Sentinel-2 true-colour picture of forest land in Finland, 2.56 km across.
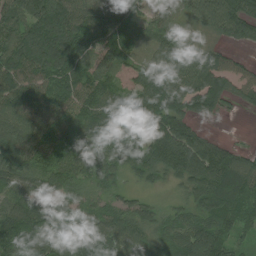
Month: July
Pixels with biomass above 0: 92%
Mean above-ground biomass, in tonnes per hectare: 94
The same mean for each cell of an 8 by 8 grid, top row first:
99 156 102 100 49 71 128 151
121 155 99 81 53 101 46 40
129 114 104 65 84 134 125 52
116 102 86 86 120 90 78 18
109 107 79 126 111 182 79 15
87 96 67 66 64 76 135 142
86 81 84 59 57 43 105 112
91 103 137 115 94 92 136 50
